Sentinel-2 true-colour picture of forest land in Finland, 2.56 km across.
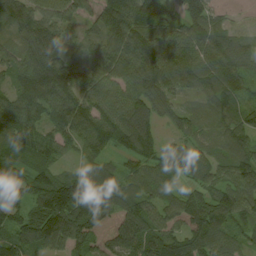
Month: August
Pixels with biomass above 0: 93%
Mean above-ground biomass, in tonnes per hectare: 96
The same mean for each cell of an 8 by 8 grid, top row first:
97 97 70 133 139 86 92 7
59 137 55 97 131 134 119 87
78 144 107 76 114 116 106 88
102 87 110 93 92 51 66 81
98 86 72 72 97 56 60 90
67 97 81 72 83 75 76 109
90 139 167 136 98 110 124 108
101 110 109 120 111 105 114 52
